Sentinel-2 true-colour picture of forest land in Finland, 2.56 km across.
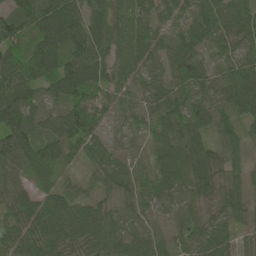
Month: May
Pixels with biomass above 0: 94%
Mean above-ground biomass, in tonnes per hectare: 68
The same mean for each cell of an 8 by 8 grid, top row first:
75 103 82 85 61 51 85 103
69 110 96 77 66 66 59 67
105 72 99 73 42 62 49 99
92 39 99 46 46 73 71 70
106 70 69 33 27 82 57 43
71 44 22 55 43 96 80 53
97 76 58 46 50 53 44 52
71 90 67 67 49 33 83 53
